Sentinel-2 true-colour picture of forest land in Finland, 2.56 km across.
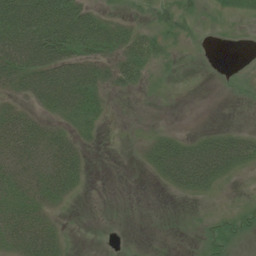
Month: July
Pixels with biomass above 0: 52%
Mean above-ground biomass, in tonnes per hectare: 27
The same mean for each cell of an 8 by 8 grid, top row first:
85 85 58 19 13 28 6 12
75 80 47 43 38 9 1 0
48 60 68 34 18 4 0 2
36 27 49 7 0 0 0 0
65 51 25 0 13 34 40 46
51 53 28 0 5 55 53 11
47 33 2 0 0 1 4 16
53 56 2 0 0 0 22 14
